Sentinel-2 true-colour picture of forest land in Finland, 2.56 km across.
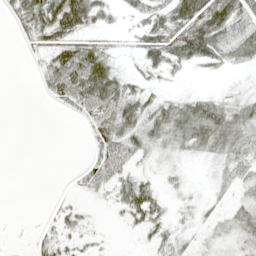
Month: April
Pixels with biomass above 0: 58%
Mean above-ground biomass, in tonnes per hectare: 23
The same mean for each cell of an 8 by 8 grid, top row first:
28 55 62 13 25 48 65 38
2 32 45 15 33 53 49 36
0 25 59 42 17 6 6 3
0 1 23 41 35 38 42 29
0 0 1 39 30 29 37 35
0 0 13 31 19 9 5 26
0 2 12 12 45 11 12 21
1 16 17 2 10 23 14 23
